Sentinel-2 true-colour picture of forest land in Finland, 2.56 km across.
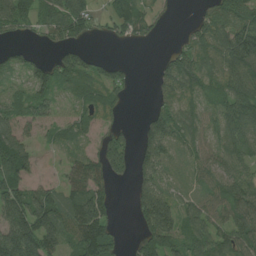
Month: July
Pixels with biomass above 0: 73%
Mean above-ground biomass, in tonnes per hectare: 75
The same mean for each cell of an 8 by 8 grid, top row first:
98 69 86 65 60 8 57 96
26 30 45 8 12 26 87 176
35 91 82 86 0 101 69 101
71 63 55 50 20 89 58 106
129 25 38 103 84 71 61 83
107 16 86 74 69 27 70 63
138 131 116 49 123 82 90 106
180 125 98 75 77 77 106 95
